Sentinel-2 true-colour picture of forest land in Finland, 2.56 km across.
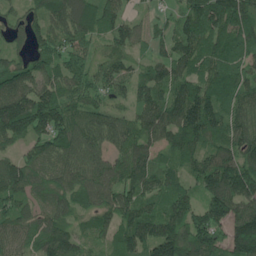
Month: May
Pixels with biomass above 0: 93%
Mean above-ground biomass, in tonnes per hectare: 114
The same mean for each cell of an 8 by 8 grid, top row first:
51 131 149 124 39 66 192 161
60 106 99 90 50 113 131 107
122 101 106 114 80 103 115 123
204 205 105 80 100 143 180 116
87 135 133 93 101 107 110 135
136 92 117 114 111 69 137 174
97 78 77 112 95 106 132 120
87 128 69 70 133 175 145 175
